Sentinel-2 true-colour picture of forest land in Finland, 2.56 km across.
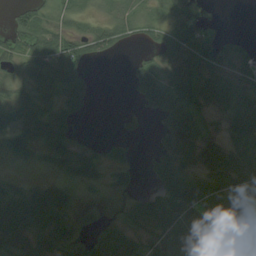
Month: August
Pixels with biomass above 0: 70%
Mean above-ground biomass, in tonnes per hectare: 38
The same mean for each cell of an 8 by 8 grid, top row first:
24 21 26 25 24 55 28 0
39 61 53 43 20 66 68 38
26 65 55 0 63 42 55 55
36 47 33 3 30 70 26 45
43 40 21 13 3 70 32 43
5 7 29 9 10 52 43 59
50 66 14 4 48 96 51 31
40 37 24 56 35 70 66 36
